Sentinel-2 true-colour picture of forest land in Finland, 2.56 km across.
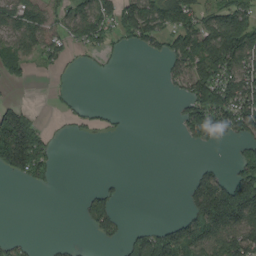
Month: August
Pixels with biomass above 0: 43%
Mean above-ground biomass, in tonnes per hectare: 63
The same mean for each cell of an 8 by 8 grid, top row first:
94 64 88 83 153 118 72 119
77 63 33 30 44 83 135 177
31 6 1 2 0 43 143 128
89 4 22 12 0 21 165 141
232 68 1 1 0 2 49 54
65 50 0 9 0 0 63 109
0 0 20 72 0 1 202 221
30 4 4 42 72 138 132 130
